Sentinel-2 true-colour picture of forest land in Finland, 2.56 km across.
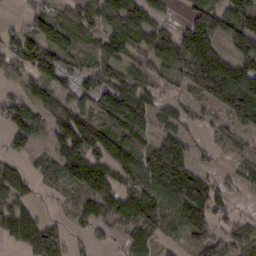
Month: February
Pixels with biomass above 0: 75%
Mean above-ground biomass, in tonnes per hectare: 84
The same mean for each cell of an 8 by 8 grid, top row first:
12 62 67 98 114 22 99 89
76 116 45 55 79 153 165 93
39 78 56 88 62 62 192 148
80 81 100 121 121 66 27 115
51 52 145 108 65 108 32 46
100 70 105 92 120 180 56 44
94 11 68 115 134 111 137 12
83 159 19 30 74 28 96 78
